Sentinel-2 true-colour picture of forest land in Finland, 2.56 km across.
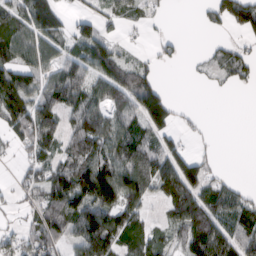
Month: March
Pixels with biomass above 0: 67%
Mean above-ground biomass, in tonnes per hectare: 74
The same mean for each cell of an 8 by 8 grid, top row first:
77 120 40 43 37 1 39 125
87 79 83 71 14 24 17 39
101 75 92 115 90 0 19 47
124 99 103 93 164 55 2 0
45 77 99 99 111 60 9 0
23 84 150 148 127 154 69 8
26 112 119 116 63 89 96 69
61 104 92 108 72 50 133 94
